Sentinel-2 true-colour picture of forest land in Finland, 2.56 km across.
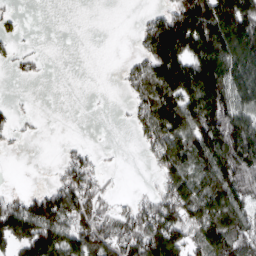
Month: March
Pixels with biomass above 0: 58%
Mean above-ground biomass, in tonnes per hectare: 84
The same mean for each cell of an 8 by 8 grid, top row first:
22 0 0 0 19 131 191 197
20 1 0 0 63 188 188 192
9 4 0 1 97 172 214 152
20 1 0 1 78 154 214 136
12 0 12 2 38 128 163 191
0 6 91 8 2 95 133 172
95 142 126 42 62 113 116 112
133 168 129 108 144 131 123 125
